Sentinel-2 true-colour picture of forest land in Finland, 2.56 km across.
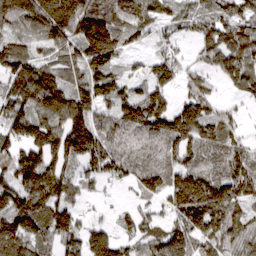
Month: March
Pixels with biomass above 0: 86%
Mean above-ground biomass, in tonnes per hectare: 127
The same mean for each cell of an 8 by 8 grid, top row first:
164 232 219 139 126 95 100 122
101 85 154 187 36 52 103 138
163 169 106 143 89 91 68 112
136 175 170 104 171 143 113 37
132 168 211 110 82 123 111 78
159 210 97 91 119 143 152 157
186 183 65 24 62 143 183 115
145 111 121 125 110 130 117 101
